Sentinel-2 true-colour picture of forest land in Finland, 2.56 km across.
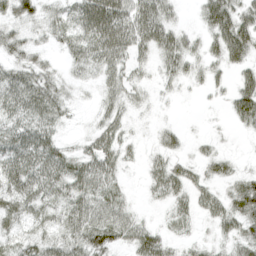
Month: April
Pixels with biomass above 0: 80%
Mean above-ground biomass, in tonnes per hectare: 33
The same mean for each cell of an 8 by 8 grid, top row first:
32 21 55 75 61 16 47 51
31 16 41 61 35 43 26 61
47 32 11 27 13 23 21 25
47 48 5 27 7 2 2 42
51 49 14 38 9 18 10 1
57 54 53 33 15 42 25 25
43 33 49 44 6 27 31 46
31 34 50 47 53 19 12 37
